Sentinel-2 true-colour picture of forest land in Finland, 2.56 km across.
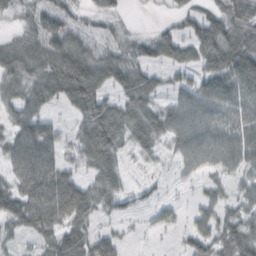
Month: October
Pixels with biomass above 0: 75%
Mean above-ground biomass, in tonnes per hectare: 44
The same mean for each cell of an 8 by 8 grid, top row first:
24 38 29 26 2 19 36 56
44 54 56 36 34 46 61 72
45 64 87 41 45 23 55 69
39 27 53 58 52 55 66 50
54 62 36 75 38 42 65 60
46 77 28 45 9 13 28 32
64 85 67 27 17 18 35 36
19 41 57 40 5 8 53 66
